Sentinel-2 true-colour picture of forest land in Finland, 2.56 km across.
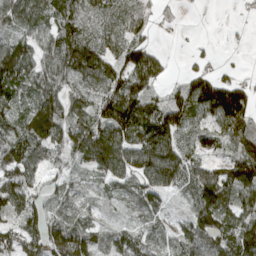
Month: April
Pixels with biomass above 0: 85%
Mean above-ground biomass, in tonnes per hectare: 88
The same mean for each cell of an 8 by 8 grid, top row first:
109 75 90 69 64 23 0 8
98 94 133 81 99 2 12 3
111 97 100 121 107 23 92 50
75 124 86 168 124 121 101 129
103 103 117 158 124 101 71 98
109 58 38 102 123 116 106 127
108 82 57 29 73 24 123 98
107 137 130 58 65 68 90 130
